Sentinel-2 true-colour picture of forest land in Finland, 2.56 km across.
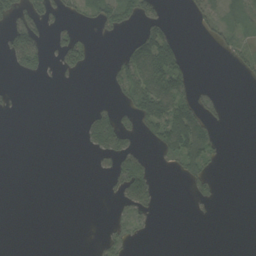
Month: September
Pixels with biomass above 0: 26%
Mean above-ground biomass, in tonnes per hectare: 19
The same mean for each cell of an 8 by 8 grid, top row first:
38 29 22 42 31 1 37 20
59 24 57 1 64 40 4 22
2 4 4 21 76 54 1 7
2 0 4 30 65 86 19 0
0 0 10 56 11 82 39 0
0 0 0 27 57 9 24 0
0 0 0 7 27 0 5 0
0 0 0 20 4 0 0 0
